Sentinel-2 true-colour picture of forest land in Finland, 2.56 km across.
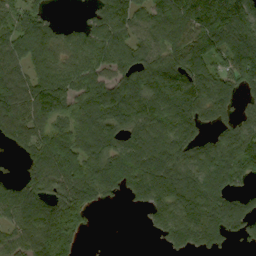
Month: September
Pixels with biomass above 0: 80%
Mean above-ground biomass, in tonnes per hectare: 107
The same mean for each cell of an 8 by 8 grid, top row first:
86 48 11 131 80 151 196 192
97 94 86 118 89 111 126 176
111 106 106 107 116 146 136 124
132 119 107 144 126 172 103 52
58 141 127 116 115 134 77 120
28 131 155 126 142 146 131 92
113 122 159 8 47 125 148 79
78 166 57 1 1 71 75 39
